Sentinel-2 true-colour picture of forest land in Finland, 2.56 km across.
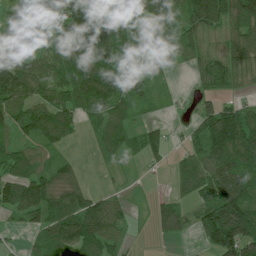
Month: July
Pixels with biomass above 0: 79%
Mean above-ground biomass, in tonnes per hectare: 76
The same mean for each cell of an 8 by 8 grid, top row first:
38 110 149 112 65 85 122 123
35 56 111 132 56 60 40 111
148 88 157 136 86 8 70 73
80 79 84 96 25 7 61 71
64 53 9 67 72 9 104 127
92 70 32 9 6 36 91 103
90 111 95 70 5 65 99 184
6 90 107 54 1 28 72 177
